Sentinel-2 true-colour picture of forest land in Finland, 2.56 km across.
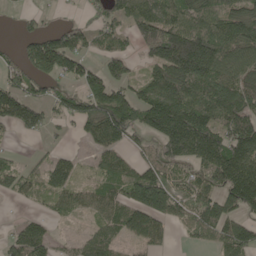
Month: May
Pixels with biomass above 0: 69%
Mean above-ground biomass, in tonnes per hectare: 90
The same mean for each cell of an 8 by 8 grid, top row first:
16 18 17 70 137 131 132 105
27 140 81 77 77 184 175 115
62 79 75 88 42 160 151 132
117 52 81 173 22 124 142 134
8 16 20 104 37 165 177 159
70 84 31 83 103 67 103 172
7 28 63 106 170 82 114 111
75 74 45 77 92 14 51 142
